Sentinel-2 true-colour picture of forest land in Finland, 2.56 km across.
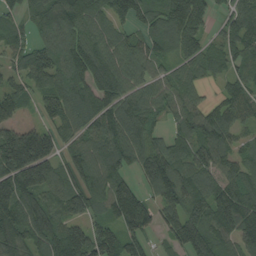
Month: August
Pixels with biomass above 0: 87%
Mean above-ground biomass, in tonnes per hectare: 117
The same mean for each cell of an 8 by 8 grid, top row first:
62 124 129 106 93 155 98 110
94 107 131 119 85 89 75 103
74 117 125 139 84 88 51 76
92 78 131 135 119 78 90 84
249 160 91 142 113 91 118 57
211 145 113 139 92 137 110 99
174 148 116 125 125 112 165 163
139 152 156 156 92 89 153 133
